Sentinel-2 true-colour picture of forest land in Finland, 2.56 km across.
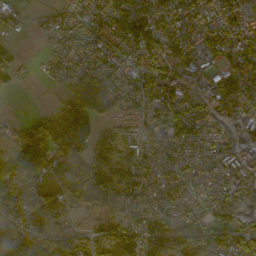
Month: October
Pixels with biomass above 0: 85%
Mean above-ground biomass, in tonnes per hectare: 80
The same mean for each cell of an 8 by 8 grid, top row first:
38 21 38 103 87 74 55 86
13 18 40 66 86 85 61 83
18 13 117 61 78 97 61 92
2 27 163 72 49 112 80 89
67 99 113 107 73 82 79 112
166 78 108 140 77 56 65 79
126 75 53 112 92 59 49 65
129 94 77 87 166 175 118 79
